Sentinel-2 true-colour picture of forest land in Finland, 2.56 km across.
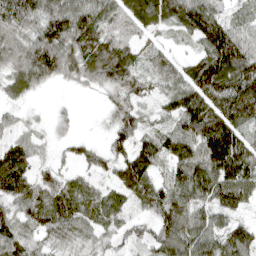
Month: April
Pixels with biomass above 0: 90%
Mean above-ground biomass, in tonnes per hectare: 76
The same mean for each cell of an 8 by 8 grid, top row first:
90 117 114 75 91 73 99 35
74 118 76 71 45 30 100 91
65 61 52 85 65 68 145 124
24 13 8 45 42 78 136 115
54 29 37 53 71 98 129 111
113 54 38 60 107 85 121 113
68 101 71 61 59 104 73 59
84 53 47 50 54 111 90 86
